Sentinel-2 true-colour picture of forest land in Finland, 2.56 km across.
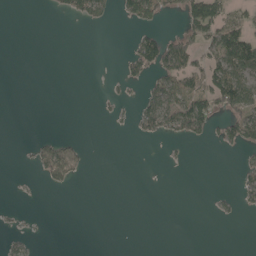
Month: May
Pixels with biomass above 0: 21%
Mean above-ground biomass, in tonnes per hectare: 22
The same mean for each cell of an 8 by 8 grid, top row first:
0 4 36 18 76 16 119 34
0 0 0 0 69 78 54 114
0 0 0 4 32 67 81 85
0 0 0 7 51 95 75 67
1 31 14 0 5 13 16 59
1 39 17 0 0 0 0 23
3 0 0 0 0 0 1 19
13 1 0 0 0 0 0 0
